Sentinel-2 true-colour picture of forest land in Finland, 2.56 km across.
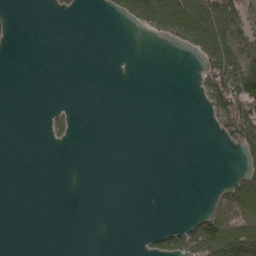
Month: April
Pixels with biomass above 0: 21%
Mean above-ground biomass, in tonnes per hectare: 27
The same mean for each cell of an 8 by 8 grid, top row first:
4 3 6 15 96 133 127 73
1 0 0 0 0 15 90 66
0 0 0 0 0 0 67 110
0 10 3 0 0 0 28 119
0 7 1 0 0 0 0 72
0 0 0 0 0 0 0 57
0 0 0 0 0 0 48 173
0 0 0 0 12 74 168 182
